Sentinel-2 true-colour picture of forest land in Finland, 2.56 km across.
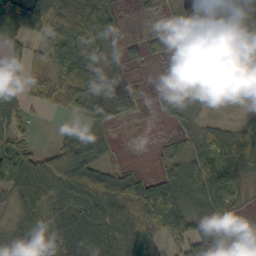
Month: October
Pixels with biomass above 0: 76%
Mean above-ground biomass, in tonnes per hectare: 55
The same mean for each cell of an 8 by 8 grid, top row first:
102 111 66 38 7 3 4 60
34 69 65 27 26 5 67 103
33 90 100 32 5 15 25 3
45 17 56 54 11 48 18 18
58 13 74 21 1 21 104 114
95 127 115 67 29 55 134 65
38 53 95 128 139 78 80 19
45 46 99 86 84 38 50 12
